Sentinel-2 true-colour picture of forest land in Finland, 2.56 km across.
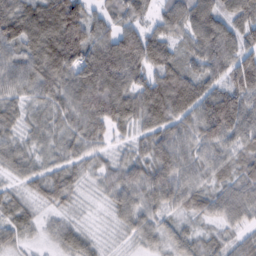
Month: February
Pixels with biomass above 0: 95%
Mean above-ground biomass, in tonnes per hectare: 74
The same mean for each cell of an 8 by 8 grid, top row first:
102 115 108 56 41 82 102 81
71 116 119 117 125 58 94 83
74 93 116 129 77 93 77 109
53 55 89 113 87 93 123 123
54 47 65 42 57 93 77 75
35 64 41 57 86 96 54 65
53 33 20 38 66 54 66 74
43 23 57 13 47 58 45 45
